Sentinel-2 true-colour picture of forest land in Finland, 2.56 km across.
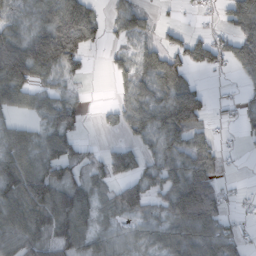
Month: October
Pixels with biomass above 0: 68%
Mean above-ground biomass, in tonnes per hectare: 54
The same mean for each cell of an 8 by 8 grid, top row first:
30 62 97 26 29 3 5 87
76 132 92 15 34 48 61 85
92 43 18 20 56 80 5 20
32 54 34 22 69 129 35 26
82 37 33 2 25 70 52 8
101 78 40 26 38 73 91 3
75 88 82 44 52 97 118 9
67 62 63 46 43 73 95 37
